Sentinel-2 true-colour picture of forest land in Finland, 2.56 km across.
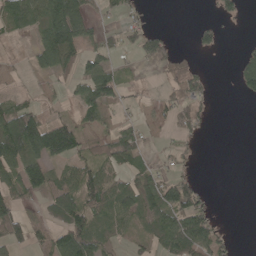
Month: May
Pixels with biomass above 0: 52%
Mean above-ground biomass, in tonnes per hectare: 49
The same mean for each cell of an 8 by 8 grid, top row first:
75 101 109 18 25 0 5 19
8 97 71 42 66 26 24 13
6 16 56 74 8 51 29 57
88 25 39 18 10 68 24 0
115 138 56 66 39 28 2 0
74 68 68 57 47 55 1 0
58 44 96 78 85 119 48 0
54 40 112 50 38 115 92 3
